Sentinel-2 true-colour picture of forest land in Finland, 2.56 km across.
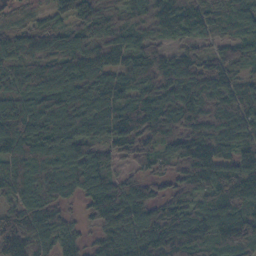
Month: October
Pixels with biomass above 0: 94%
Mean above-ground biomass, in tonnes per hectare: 115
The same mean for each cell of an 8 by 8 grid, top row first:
39 46 109 87 91 131 86 88
104 106 127 138 108 60 55 85
93 125 136 113 119 129 135 75
125 173 156 129 134 124 147 142
161 186 145 105 95 125 144 116
144 129 127 78 64 69 144 170
98 104 40 155 119 96 115 129
141 105 64 132 144 161 120 125
